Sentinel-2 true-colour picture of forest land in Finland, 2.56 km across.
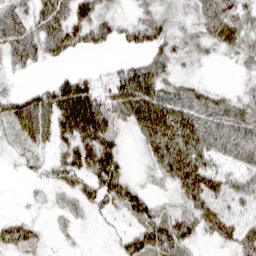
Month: March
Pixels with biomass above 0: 79%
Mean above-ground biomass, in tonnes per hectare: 51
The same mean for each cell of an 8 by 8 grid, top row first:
57 76 68 31 31 30 56 47
72 63 40 21 39 35 27 38
11 10 44 41 74 33 6 10
68 85 124 66 92 76 53 44
30 46 91 62 62 136 65 55
5 26 66 95 13 124 101 45
2 14 26 42 50 30 80 49
75 15 7 13 87 89 25 60
